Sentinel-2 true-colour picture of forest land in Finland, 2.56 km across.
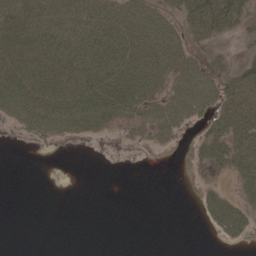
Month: May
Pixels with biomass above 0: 53%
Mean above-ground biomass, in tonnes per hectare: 27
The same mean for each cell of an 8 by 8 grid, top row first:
41 39 43 47 54 33 96 45
35 46 51 56 54 50 25 8
46 45 44 55 57 38 56 61
40 48 46 45 38 43 34 66
3 13 5 0 10 12 33 63
0 0 0 0 0 0 8 44
0 0 0 0 0 0 30 31
0 0 0 0 0 0 1 18
